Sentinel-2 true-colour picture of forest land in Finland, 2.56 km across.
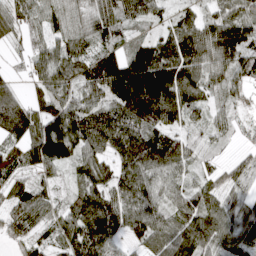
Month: April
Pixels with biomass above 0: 91%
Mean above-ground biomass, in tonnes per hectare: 76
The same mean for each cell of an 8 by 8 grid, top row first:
59 67 63 90 66 44 46 76
19 67 71 35 57 100 108 98
34 91 58 101 171 118 79 53
142 72 98 83 158 98 53 22
51 152 100 101 137 83 25 18
35 30 65 79 94 51 34 46
70 53 97 114 96 71 85 65
57 40 102 66 61 88 81 95
